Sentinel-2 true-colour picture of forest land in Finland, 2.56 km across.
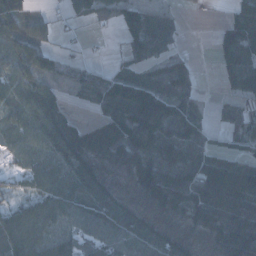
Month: January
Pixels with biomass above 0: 77%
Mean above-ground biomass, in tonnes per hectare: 49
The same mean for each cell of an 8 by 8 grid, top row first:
51 13 25 42 41 14 2 42
40 44 8 4 58 17 2 95
53 43 50 66 36 67 0 69
51 49 6 58 118 55 19 57
46 58 83 108 54 48 28 41
26 77 72 26 77 69 70 78
35 60 55 58 26 43 76 77
73 53 37 51 69 37 28 80
